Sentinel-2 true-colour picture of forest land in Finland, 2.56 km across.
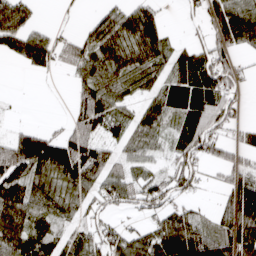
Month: April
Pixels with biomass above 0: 70%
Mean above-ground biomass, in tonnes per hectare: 68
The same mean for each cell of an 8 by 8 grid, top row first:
81 0 5 80 75 5 67 103
64 78 73 104 92 37 84 51
0 6 66 84 70 78 93 43
2 0 72 68 62 70 92 30
106 117 101 40 49 54 81 45
103 97 109 67 51 74 19 64
104 63 47 48 55 48 15 140
109 84 57 83 80 160 108 156
